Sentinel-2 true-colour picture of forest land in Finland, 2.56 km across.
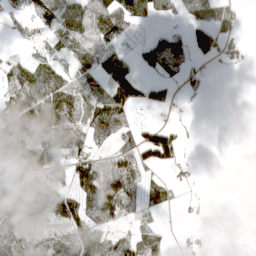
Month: April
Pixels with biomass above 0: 58%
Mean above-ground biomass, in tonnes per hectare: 50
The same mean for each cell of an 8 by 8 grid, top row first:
25 79 117 135 68 28 47 14
8 27 61 48 36 76 45 12
83 71 44 85 27 27 13 0
83 55 67 114 7 6 1 0
137 72 49 44 79 64 0 0
138 62 75 100 46 8 0 0
150 103 90 102 48 14 1 0
54 29 83 43 72 5 2 0
